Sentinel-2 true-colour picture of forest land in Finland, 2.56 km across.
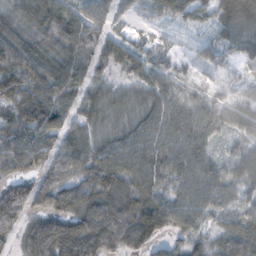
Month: November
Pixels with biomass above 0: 92%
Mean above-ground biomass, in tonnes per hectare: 55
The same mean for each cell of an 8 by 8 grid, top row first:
50 68 51 37 16 37 30 84
68 51 71 51 31 13 26 33
78 77 65 31 45 31 16 13
55 100 52 45 53 57 46 42
76 65 67 58 68 64 40 27
55 58 57 79 74 60 60 47
90 59 65 74 91 66 54 40
42 107 100 77 70 31 31 71
